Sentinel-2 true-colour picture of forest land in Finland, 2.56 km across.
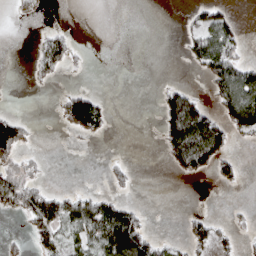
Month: April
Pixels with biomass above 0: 29%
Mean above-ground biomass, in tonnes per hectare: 29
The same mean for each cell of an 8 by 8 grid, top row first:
6 1 0 0 0 0 45 8
0 49 7 0 0 0 75 29
0 16 1 0 0 2 37 104
7 0 95 14 0 100 39 111
81 0 4 1 0 92 123 8
52 5 0 15 0 13 25 21
47 86 68 62 11 0 2 3
10 48 47 120 78 10 48 18
